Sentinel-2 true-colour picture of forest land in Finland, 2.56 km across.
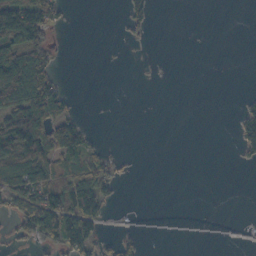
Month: October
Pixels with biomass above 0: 29%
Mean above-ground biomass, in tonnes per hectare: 31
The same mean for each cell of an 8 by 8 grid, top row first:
124 74 0 0 36 0 0 0
102 47 0 0 2 0 0 0
144 55 0 0 0 0 0 0
127 113 12 0 0 0 0 27
133 116 63 3 0 0 0 42
87 89 59 29 0 0 0 0
54 133 108 13 1 0 0 0
22 52 78 16 16 3 3 3
